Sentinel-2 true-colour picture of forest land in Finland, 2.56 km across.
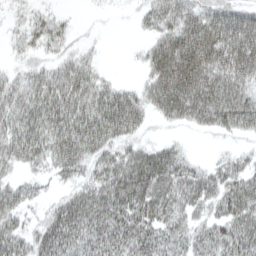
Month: April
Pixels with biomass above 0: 81%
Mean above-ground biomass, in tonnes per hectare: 60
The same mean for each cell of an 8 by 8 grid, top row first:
16 29 3 4 31 70 67 74
22 37 20 0 20 90 100 113
39 62 79 25 28 111 86 79
69 89 89 118 59 65 84 99
85 84 103 61 38 26 3 15
27 28 48 75 99 79 49 55
62 28 77 91 86 62 39 80
63 66 79 86 71 49 58 76
